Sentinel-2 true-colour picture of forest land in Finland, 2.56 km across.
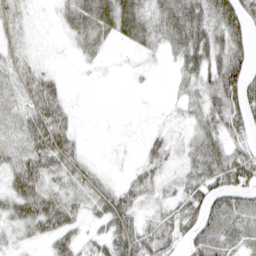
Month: April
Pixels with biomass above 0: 72%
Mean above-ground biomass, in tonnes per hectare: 37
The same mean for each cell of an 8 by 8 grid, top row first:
27 2 46 68 46 77 56 66
20 1 21 11 23 46 63 40
30 29 1 1 4 19 49 76
29 78 5 0 1 11 48 63
37 86 19 2 16 20 51 37
57 45 38 8 39 25 56 66
50 67 31 64 27 39 58 57
18 32 29 54 61 41 59 43
